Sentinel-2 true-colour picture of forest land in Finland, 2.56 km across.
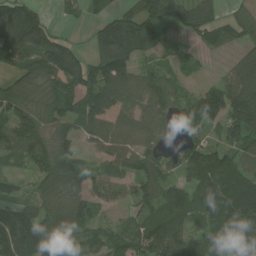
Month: July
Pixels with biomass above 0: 84%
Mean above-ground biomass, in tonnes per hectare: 96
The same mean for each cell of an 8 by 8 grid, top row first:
185 42 38 87 104 94 80 62
178 161 46 171 71 34 54 67
81 127 143 126 80 47 32 141
92 113 104 90 89 91 143 165
110 122 55 83 94 52 86 90
41 80 85 71 118 75 134 116
93 75 85 38 66 118 108 126
151 138 82 77 105 111 70 131
